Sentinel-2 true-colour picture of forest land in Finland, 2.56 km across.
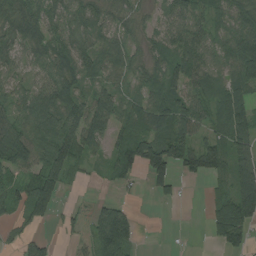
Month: August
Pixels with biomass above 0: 77%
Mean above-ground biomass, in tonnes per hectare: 65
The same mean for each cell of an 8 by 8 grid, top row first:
70 71 64 49 23 69 62 67
57 76 75 68 35 78 61 94
38 69 73 48 51 76 58 81
61 108 87 95 81 92 55 90
91 85 113 57 111 98 53 85
48 103 20 45 59 67 46 118
50 83 40 61 0 8 35 151
29 28 62 144 6 2 22 64
